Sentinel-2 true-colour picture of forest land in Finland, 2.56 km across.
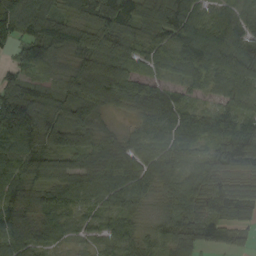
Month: September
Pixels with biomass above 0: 94%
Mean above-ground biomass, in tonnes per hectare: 98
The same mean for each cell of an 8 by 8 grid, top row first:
139 140 82 185 112 156 75 89
73 116 97 127 88 112 130 121
85 42 108 146 60 56 79 102
202 113 129 45 75 115 63 87
146 110 96 78 75 95 80 154
105 86 105 101 92 95 120 66
112 92 68 72 45 96 113 130
105 68 46 70 58 101 82 51
